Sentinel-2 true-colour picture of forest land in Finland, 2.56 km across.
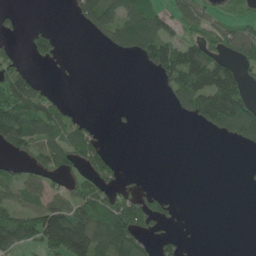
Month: June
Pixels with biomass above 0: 44%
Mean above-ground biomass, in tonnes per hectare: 58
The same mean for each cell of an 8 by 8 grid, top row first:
19 0 64 87 111 53 44 37
15 62 0 49 103 94 71 100
116 10 1 0 1 106 149 66
125 95 11 6 0 41 166 207
87 84 86 8 0 0 0 57
40 49 52 43 4 0 0 2
69 98 80 101 78 11 0 0
145 161 203 136 46 32 0 0
